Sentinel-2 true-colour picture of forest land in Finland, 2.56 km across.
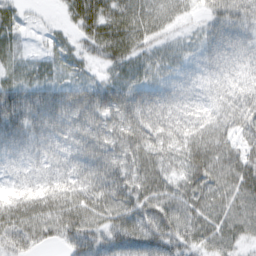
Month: February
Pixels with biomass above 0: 94%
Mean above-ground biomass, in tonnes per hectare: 52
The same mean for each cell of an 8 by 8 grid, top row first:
27 6 54 62 54 28 40 68
26 24 30 62 40 25 42 53
42 41 35 47 43 32 35 39
95 80 76 77 84 66 46 52
60 48 58 65 77 58 66 40
31 50 60 85 70 41 68 65
60 60 62 60 55 51 60 49
55 32 63 61 72 58 45 37
